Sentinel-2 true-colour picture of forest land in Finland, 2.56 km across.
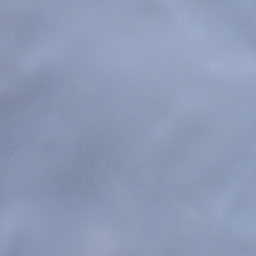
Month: December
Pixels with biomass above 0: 87%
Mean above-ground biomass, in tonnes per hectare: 90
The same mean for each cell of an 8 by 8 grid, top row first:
128 79 26 34 56 56 9 80
62 52 66 107 70 39 65 30
106 82 50 50 118 107 102 114
110 92 105 92 151 166 150 149
128 123 127 119 125 183 152 128
109 91 93 101 66 86 91 73
81 44 37 74 50 71 77 80
50 70 37 61 95 104 199 148
